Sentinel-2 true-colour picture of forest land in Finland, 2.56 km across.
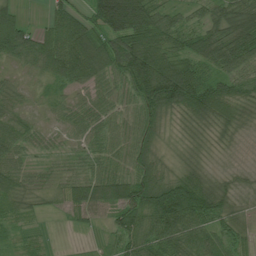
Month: July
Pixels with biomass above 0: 91%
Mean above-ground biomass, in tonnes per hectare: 61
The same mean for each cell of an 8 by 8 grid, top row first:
54 31 49 155 116 41 52 88
106 81 97 84 132 67 82 95
29 43 63 50 131 152 75 74
39 22 50 41 75 68 93 53
52 23 32 41 62 22 26 10
48 20 44 63 77 53 37 20
40 18 59 67 106 137 97 28
25 8 3 35 76 79 74 47
